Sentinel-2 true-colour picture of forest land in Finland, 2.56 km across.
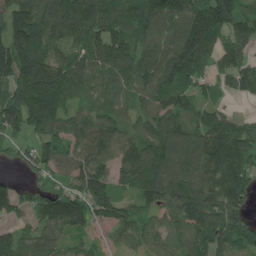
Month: June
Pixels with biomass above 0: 90%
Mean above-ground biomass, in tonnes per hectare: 134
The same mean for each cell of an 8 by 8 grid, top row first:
159 146 169 137 138 138 216 144
204 146 114 155 110 157 158 106
222 272 136 125 122 166 80 108
202 226 94 110 97 142 84 29
75 111 100 111 144 154 149 157
30 87 139 104 203 133 132 175
105 153 167 139 90 158 203 149
107 132 66 34 93 103 137 124
